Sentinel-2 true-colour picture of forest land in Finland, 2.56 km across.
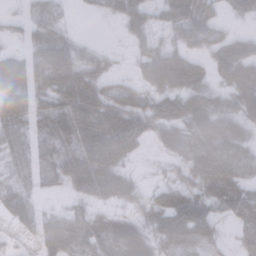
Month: November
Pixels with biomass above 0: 82%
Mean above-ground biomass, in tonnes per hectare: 49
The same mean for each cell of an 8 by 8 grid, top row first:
26 31 3 17 38 53 37 22
27 67 28 9 32 37 38 49
69 62 89 24 38 70 35 87
60 62 84 87 73 50 47 55
36 44 68 89 26 52 46 39
31 38 97 77 14 28 79 34
55 30 31 31 35 69 61 61
14 75 65 73 64 69 60 50
